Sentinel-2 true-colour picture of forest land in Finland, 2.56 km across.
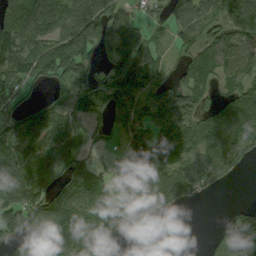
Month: September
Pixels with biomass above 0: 75%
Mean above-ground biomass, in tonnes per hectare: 97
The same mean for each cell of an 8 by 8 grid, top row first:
124 157 153 152 52 80 92 149
144 133 177 117 122 53 95 110
119 71 153 156 181 77 89 98
113 94 107 142 100 201 70 97
85 122 74 30 120 123 85 92
113 105 112 56 86 107 88 24
113 141 88 81 96 40 0 42
60 76 86 43 0 0 16 150
